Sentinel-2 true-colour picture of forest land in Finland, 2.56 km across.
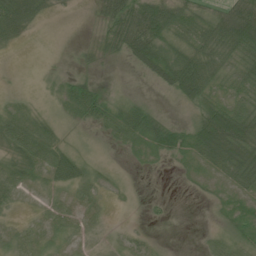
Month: July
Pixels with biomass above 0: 67%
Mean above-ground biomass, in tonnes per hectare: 27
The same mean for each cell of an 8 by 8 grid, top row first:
73 10 1 39 68 43 31 77
10 0 5 22 63 39 51 76
0 4 18 0 10 68 58 39
15 8 33 30 39 1 60 58
39 39 9 19 26 32 88 84
23 24 28 7 1 3 12 64
8 17 25 2 4 1 2 10
24 13 9 7 8 0 12 18
